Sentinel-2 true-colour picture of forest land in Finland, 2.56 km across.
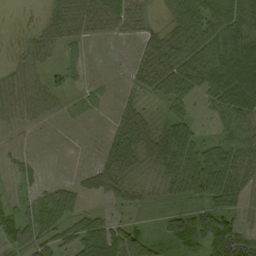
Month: September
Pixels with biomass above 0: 71%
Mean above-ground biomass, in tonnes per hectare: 42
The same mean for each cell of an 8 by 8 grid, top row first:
0 24 75 78 36 57 95 79
11 44 21 5 44 78 85 87
33 34 12 4 51 89 71 90
28 29 10 15 37 42 25 75
0 0 0 0 48 79 39 70
0 1 0 7 20 59 93 63
30 73 33 22 26 29 52 40
52 48 66 63 22 51 65 78
